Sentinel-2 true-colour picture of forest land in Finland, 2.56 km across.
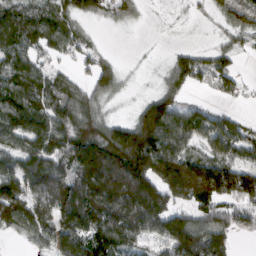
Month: March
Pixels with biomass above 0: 78%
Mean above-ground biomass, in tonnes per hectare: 114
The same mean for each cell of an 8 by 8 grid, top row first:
130 88 81 64 18 11 26 104
116 75 57 7 2 18 32 41
114 85 38 91 6 86 70 47
135 107 124 24 115 118 52 16
91 121 187 207 225 152 83 90
142 181 189 327 235 290 257 175
145 135 236 211 244 105 113 106
18 89 146 166 90 211 189 32
